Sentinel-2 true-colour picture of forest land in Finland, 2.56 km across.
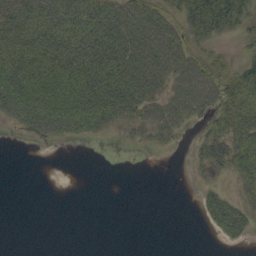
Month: September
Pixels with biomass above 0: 53%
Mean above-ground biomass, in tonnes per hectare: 27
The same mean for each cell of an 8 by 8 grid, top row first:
41 39 43 47 54 33 96 45
35 46 51 56 54 50 25 8
46 45 44 55 57 38 56 61
40 48 46 45 38 43 34 66
3 13 5 0 10 12 33 63
0 0 0 0 0 0 8 44
0 0 0 0 0 0 30 31
0 0 0 0 0 0 1 18
